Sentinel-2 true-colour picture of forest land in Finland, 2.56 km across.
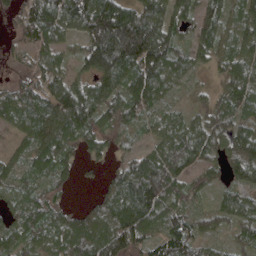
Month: April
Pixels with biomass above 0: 89%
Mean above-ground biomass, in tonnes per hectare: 87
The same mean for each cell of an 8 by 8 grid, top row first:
51 141 141 191 132 95 81 71
35 79 54 216 212 93 75 75
45 87 58 98 128 60 24 105
77 104 147 71 71 35 70 72
35 103 66 38 33 99 97 100
48 65 31 46 169 105 51 81
56 86 40 98 147 75 44 84
77 76 136 160 101 131 49 46
